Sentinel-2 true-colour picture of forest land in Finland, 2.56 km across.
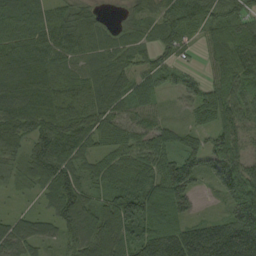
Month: August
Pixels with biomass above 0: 93%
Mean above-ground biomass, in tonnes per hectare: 80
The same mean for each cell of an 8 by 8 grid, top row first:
70 62 66 9 52 82 71 64
81 79 73 55 41 49 63 90
112 97 68 70 63 49 49 105
99 110 93 77 74 12 79 86
63 106 99 65 79 59 63 65
29 101 70 72 85 153 57 110
11 33 103 96 125 112 6 107
90 42 88 130 123 164 178 178
